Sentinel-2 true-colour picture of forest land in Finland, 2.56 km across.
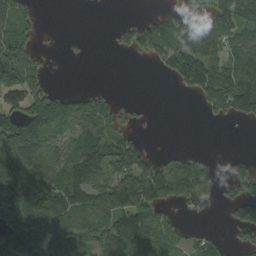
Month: September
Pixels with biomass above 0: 57%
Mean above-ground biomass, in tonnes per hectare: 72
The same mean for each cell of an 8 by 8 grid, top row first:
83 1 0 0 16 78 77 100
124 7 0 10 64 86 83 87
94 33 0 0 0 48 113 144
32 153 83 43 7 0 38 84
103 75 86 90 39 1 0 0
202 131 105 119 183 122 78 44
177 126 94 115 152 41 31 89
121 117 98 121 122 46 36 29
